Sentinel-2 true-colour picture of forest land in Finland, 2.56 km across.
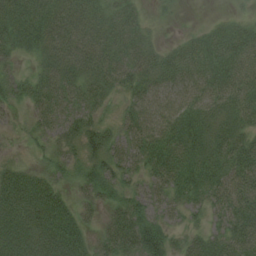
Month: August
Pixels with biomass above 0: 88%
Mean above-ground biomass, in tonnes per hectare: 48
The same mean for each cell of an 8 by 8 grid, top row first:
58 55 52 41 22 8 4 14
39 48 62 60 43 28 56 65
38 55 55 52 53 53 64 68
13 55 50 20 58 61 55 59
8 28 43 40 59 62 55 59
54 40 35 45 38 58 60 75
63 72 33 36 46 34 46 78
61 69 50 53 88 28 46 77
